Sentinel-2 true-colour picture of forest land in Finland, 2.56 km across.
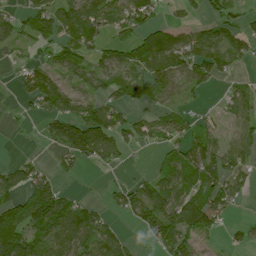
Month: July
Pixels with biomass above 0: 61%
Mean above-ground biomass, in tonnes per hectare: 70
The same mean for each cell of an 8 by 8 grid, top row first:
44 85 113 80 90 19 45 47
41 47 71 62 137 110 100 71
23 77 61 68 49 67 63 32
9 68 95 87 33 55 22 56
1 39 168 109 44 74 91 60
78 56 20 9 26 99 117 71
109 189 86 40 109 127 135 19
148 98 95 82 21 97 24 27
